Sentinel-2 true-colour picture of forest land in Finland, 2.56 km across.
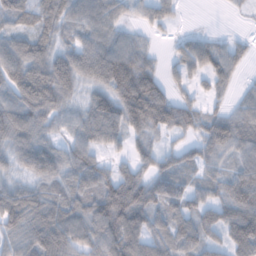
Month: January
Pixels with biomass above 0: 87%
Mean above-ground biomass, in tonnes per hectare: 72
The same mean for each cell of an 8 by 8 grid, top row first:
63 62 80 71 35 27 1 6
87 72 75 87 42 27 61 32
95 114 75 120 113 36 52 26
93 81 51 93 136 102 45 56
84 64 72 52 54 31 86 80
44 76 88 64 58 81 50 81
72 80 77 138 112 74 77 120
54 106 74 109 101 77 60 123
